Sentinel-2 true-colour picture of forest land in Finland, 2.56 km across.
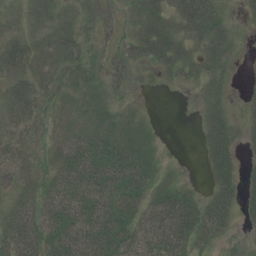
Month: July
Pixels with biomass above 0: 72%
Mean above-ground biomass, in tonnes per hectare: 29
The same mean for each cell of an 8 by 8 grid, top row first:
19 33 11 1 38 42 45 9
41 39 20 3 38 46 41 9
34 24 27 5 2 14 32 3
38 11 34 26 10 0 23 12
21 20 53 52 36 0 33 19
18 22 48 48 40 10 22 26
38 42 44 56 43 61 43 29
53 46 55 57 37 49 26 3
